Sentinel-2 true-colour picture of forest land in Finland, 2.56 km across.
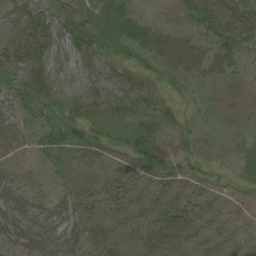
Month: August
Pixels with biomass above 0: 61%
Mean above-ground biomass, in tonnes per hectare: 21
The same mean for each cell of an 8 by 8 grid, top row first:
35 29 27 27 14 17 41 45
37 33 36 26 34 37 29 35
1 1 1 1 1 10 22 13
1 0 1 0 1 3 5 9
22 25 31 19 30 23 15 15
28 10 14 19 22 25 17 18
59 37 31 19 17 25 23 19
55 54 42 22 17 20 15 14
